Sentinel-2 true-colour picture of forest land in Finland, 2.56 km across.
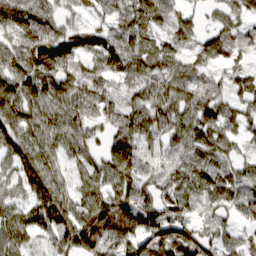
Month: March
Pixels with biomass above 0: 92%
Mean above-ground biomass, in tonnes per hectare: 91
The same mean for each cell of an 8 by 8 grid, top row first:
124 80 42 69 102 68 30 68
92 155 76 92 88 77 74 63
115 145 87 81 78 89 55 60
115 101 93 67 89 94 99 73
123 88 77 83 73 69 114 58
77 116 61 120 74 85 109 75
67 130 97 154 108 102 66 74
80 55 167 119 134 154 93 57
